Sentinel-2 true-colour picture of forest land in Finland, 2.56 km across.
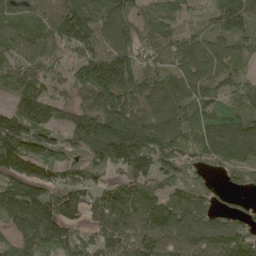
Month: May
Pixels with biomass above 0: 90%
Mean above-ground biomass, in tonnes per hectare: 138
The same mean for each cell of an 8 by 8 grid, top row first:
124 130 223 146 115 100 83 216
115 109 139 146 123 130 139 76
150 110 147 235 139 141 125 123
158 150 103 169 153 154 145 153
214 199 161 285 184 117 141 188
132 113 118 87 128 130 74 73
178 157 125 152 130 136 100 50
122 138 110 115 132 134 128 127
